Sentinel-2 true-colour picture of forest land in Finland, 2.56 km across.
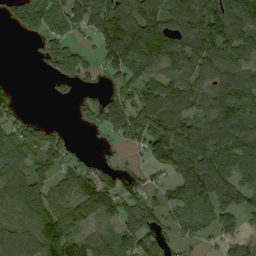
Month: September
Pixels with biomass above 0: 73%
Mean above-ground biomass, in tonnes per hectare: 96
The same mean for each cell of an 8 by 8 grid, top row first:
74 102 96 135 183 126 164 174
0 76 46 151 171 134 137 114
6 26 63 73 124 111 97 130
55 0 38 118 153 140 93 107
106 97 10 36 111 178 145 104
92 83 87 87 47 104 147 94
78 114 70 90 131 87 108 101
104 119 77 76 103 56 40 65
